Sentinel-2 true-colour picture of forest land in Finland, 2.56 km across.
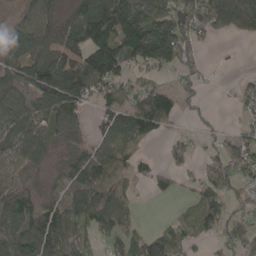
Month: May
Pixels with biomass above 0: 71%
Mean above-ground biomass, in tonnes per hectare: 81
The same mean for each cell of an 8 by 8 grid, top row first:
27 84 101 167 123 122 130 98
127 117 121 178 173 151 15 0
105 214 158 109 58 20 12 17
93 114 77 77 139 69 7 29
75 73 42 59 31 42 16 62
35 27 99 105 40 40 60 64
118 82 100 140 8 18 140 36
111 149 60 33 75 96 42 68
